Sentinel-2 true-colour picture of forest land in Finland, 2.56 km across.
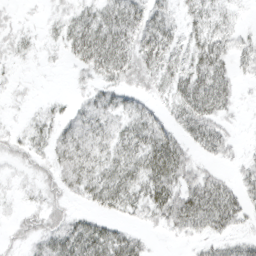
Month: March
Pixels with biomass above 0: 73%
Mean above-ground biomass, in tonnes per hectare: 25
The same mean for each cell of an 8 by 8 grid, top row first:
5 8 24 35 37 18 31 8
13 7 39 50 43 25 39 22
6 1 8 28 28 33 51 13
3 12 20 27 24 27 43 6
14 23 38 30 41 35 33 7
6 17 34 36 39 43 25 16
6 23 8 24 28 47 52 33
12 29 46 40 12 7 19 18
